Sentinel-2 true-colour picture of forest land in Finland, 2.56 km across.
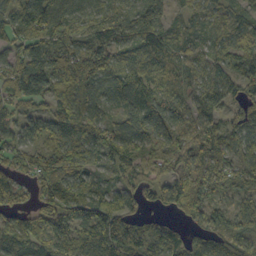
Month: October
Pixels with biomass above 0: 92%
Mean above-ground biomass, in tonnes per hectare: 84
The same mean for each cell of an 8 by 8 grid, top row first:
97 138 75 77 109 41 63 57
70 107 75 90 78 66 54 70
103 128 135 79 72 56 68 77
72 72 110 42 95 76 69 80
78 87 105 96 73 75 125 93
74 107 97 49 69 86 90 70
63 113 113 110 54 73 81 49
91 86 91 129 94 68 87 75
